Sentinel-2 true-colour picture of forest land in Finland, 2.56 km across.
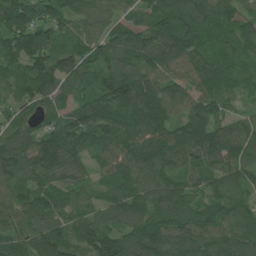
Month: June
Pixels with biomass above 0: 98%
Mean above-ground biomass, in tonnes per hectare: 110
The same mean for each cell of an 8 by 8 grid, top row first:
130 104 86 71 70 137 126 100
125 109 95 112 144 134 92 90
106 145 107 142 142 97 125 64
82 108 121 129 144 86 101 48
142 153 110 100 116 125 147 102
114 102 70 80 110 92 89 82
92 105 90 111 126 138 98 95
94 160 98 127 155 123 115 107
